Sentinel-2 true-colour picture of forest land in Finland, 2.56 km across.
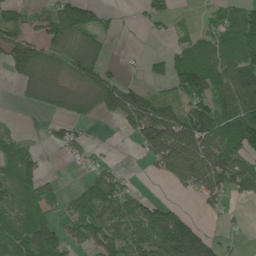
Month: June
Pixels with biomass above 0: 63%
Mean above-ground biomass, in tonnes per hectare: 69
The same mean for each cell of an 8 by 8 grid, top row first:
50 56 117 22 35 30 23 74
120 86 96 18 4 38 70 115
53 101 92 65 26 102 113 147
3 44 79 79 127 70 104 154
49 18 32 4 63 121 111 118
90 25 10 40 6 77 108 96
71 65 50 81 78 38 22 7
99 131 40 93 81 167 77 7
